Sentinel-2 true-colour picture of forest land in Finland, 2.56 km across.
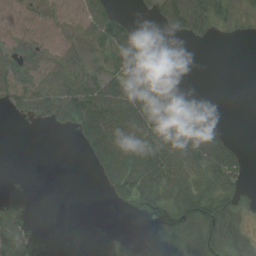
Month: August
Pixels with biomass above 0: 56%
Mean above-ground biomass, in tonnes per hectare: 35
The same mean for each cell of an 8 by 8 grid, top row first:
17 15 25 30 6 89 60 18
24 21 25 45 47 1 2 0
40 47 52 56 88 16 0 0
21 59 76 78 63 49 17 0
0 0 18 79 64 74 79 12
5 0 0 50 71 55 51 31
46 0 5 6 18 36 56 27
72 47 52 36 21 53 50 38
